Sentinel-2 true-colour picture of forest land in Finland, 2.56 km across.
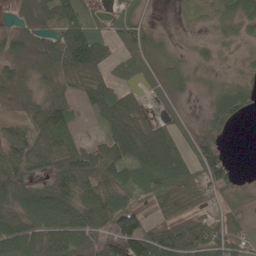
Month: May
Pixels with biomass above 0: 76%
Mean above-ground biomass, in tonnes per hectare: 50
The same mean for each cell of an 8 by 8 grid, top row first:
50 60 52 24 12 2 10 50
51 82 128 29 26 7 15 8
67 37 65 50 19 20 9 16
28 75 26 83 34 7 29 45
61 70 52 80 97 48 38 0
60 51 106 60 65 72 62 16
65 97 82 87 42 55 23 21
100 73 70 74 92 87 53 31
